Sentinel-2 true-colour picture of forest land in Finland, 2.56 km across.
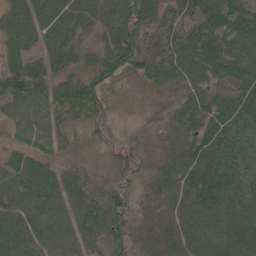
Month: May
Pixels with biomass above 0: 92%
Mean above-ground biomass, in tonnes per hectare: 70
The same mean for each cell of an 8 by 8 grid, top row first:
87 105 58 76 78 65 97 104
58 64 63 81 74 87 124 104
82 68 63 51 51 81 94 94
63 67 65 25 7 57 100 80
39 52 17 23 28 61 95 57
73 73 46 26 33 82 113 63
84 74 80 73 36 75 102 79
93 77 78 60 51 84 82 107
